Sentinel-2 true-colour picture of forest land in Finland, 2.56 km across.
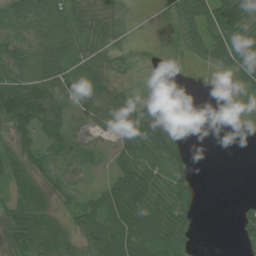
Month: July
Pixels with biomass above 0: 73%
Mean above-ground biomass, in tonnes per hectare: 39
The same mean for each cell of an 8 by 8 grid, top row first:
57 79 50 37 2 41 72 50
63 72 52 51 2 13 64 44
78 74 53 39 7 1 4 26
90 59 33 63 61 19 0 6
39 42 39 30 65 44 0 0
57 34 32 35 54 33 0 0
57 44 36 63 63 50 0 9
47 68 37 67 53 43 0 14
